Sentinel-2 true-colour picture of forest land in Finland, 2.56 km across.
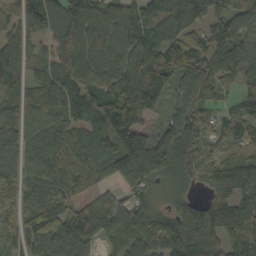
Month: October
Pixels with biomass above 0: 85%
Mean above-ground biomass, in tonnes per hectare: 94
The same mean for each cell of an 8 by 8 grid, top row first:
44 133 107 76 89 147 91 34
31 28 153 92 121 108 99 41
69 85 161 138 158 102 141 65
88 82 90 150 88 86 82 73
117 93 70 118 134 145 60 74
83 97 73 82 116 98 47 121
56 94 59 63 80 70 111 91
50 100 103 60 99 162 141 102
